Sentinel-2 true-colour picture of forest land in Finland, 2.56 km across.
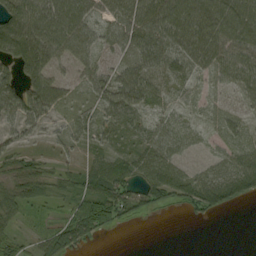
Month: September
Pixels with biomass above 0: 79%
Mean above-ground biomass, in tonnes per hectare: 46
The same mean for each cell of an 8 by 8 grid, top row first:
109 74 59 41 77 89 87 86
93 73 51 32 63 62 76 69
58 70 27 56 66 37 22 51
66 51 27 57 40 24 15 20
19 23 26 34 42 37 11 28
41 41 48 84 43 51 37 72
48 22 54 73 37 35 65 18
30 49 53 2 0 0 0 0
